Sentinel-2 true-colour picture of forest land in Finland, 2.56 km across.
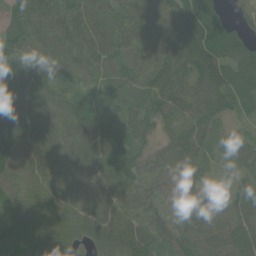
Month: June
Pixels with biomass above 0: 96%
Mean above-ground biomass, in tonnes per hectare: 78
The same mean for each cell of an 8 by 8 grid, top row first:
69 98 92 77 86 110 85 28
99 88 84 70 68 106 123 87
123 86 52 63 69 84 107 86
102 78 72 39 91 76 76 43
102 82 96 69 49 84 48 60
86 73 95 77 63 70 36 27
102 76 85 88 79 60 81 69
58 81 49 88 83 70 76 93
